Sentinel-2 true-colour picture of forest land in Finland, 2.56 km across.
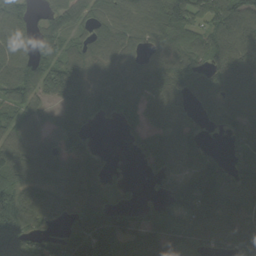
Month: September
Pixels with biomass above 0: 82%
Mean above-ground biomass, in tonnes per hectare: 85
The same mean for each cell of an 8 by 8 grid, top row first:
119 47 76 102 114 138 89 122
120 49 66 105 65 80 105 110
118 108 96 87 98 124 63 110
75 53 77 55 41 54 49 111
98 96 53 1 77 98 32 51
92 97 89 44 34 63 120 73
125 91 84 69 52 85 122 84
101 54 140 127 105 60 80 98
